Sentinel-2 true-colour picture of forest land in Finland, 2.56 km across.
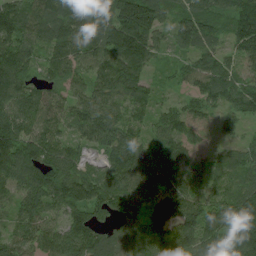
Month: July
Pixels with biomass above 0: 96%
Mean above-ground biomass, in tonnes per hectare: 101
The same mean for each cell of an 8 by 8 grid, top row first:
128 131 127 128 185 94 106 146
118 88 101 143 145 71 85 95
134 78 77 113 82 44 109 85
111 85 95 84 75 68 55 59
129 101 61 90 82 105 41 50
103 126 97 108 95 115 69 84
65 84 99 124 96 117 112 149
78 87 120 114 105 143 128 168
